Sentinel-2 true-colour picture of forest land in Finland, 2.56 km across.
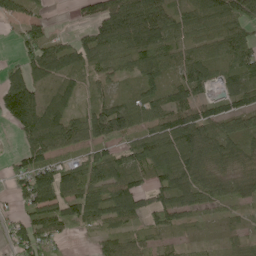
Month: June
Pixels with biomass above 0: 81%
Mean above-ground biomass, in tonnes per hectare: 74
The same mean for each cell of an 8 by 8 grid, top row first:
46 17 24 136 167 78 94 118
29 90 83 99 123 72 71 94
85 87 37 51 70 62 61 80
153 99 39 99 81 100 60 68
17 90 64 62 100 118 133 62
60 125 95 98 61 109 78 52
22 111 106 103 77 83 38 27
63 60 8 59 42 21 7 18
